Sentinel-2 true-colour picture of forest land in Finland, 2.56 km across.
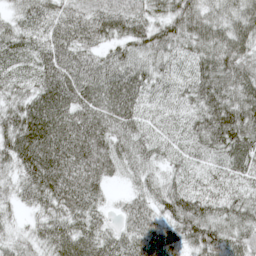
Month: May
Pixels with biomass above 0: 97%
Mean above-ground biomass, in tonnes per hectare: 75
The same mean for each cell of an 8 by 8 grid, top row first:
43 79 90 106 72 74 58 73
79 87 82 53 72 67 75 79
69 95 97 87 74 61 87 86
75 108 92 87 57 51 87 102
103 114 104 80 65 55 78 92
59 119 99 47 45 44 52 68
31 70 88 25 60 83 72 68
37 68 88 59 80 68 89 71
